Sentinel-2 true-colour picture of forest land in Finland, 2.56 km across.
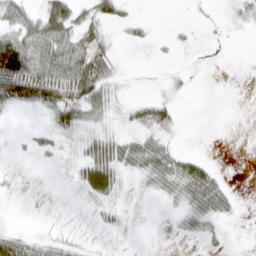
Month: April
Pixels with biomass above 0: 43%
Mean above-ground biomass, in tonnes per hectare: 24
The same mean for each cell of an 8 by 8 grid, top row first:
38 55 28 25 2 0 3 18
119 74 52 20 5 6 4 0
124 87 97 33 0 8 3 0
16 34 54 29 32 18 0 0
2 11 20 49 46 13 0 0
0 0 29 59 35 55 38 0
0 0 5 18 2 16 49 7
37 20 8 2 0 4 12 0
